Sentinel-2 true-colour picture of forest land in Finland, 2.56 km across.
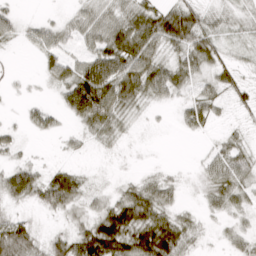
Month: March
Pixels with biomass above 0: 65%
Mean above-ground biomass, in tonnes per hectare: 29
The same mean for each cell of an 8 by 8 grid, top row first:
17 5 19 26 47 68 23 11
6 35 18 55 57 36 46 9
5 16 77 72 57 40 23 25
3 20 73 49 8 10 32 14
14 1 8 8 1 0 6 20
52 28 26 3 10 6 24 37
11 29 17 45 69 20 14 19
63 24 55 90 71 65 5 21
